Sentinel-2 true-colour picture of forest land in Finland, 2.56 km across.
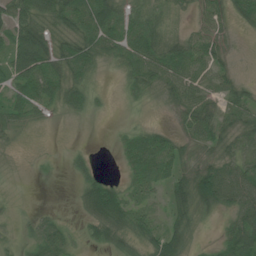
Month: July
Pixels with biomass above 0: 74%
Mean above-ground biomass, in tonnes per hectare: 32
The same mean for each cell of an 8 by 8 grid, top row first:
59 55 61 59 48 18 35 31
71 52 50 35 55 42 41 4
53 52 39 3 44 53 38 17
31 14 28 5 6 25 44 43
9 0 2 4 46 33 32 31
3 2 21 7 36 34 61 63
5 5 15 60 26 30 30 64
14 53 13 31 28 33 4 67
